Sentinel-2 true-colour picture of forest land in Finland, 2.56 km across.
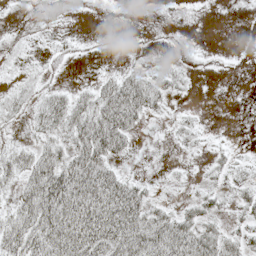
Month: May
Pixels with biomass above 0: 59%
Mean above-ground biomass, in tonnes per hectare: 28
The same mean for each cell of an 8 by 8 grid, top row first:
9 27 13 14 17 12 2 1
21 11 9 4 4 13 5 2
14 14 4 28 39 17 2 1
27 56 49 75 44 7 2 0
19 30 47 63 1 10 8 2
33 65 66 45 6 4 11 19
32 66 69 79 50 17 25 19
57 64 75 72 75 65 46 31
